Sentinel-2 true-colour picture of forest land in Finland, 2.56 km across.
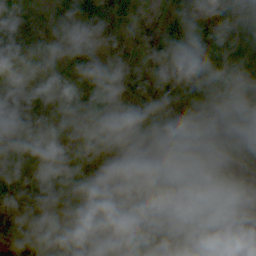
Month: October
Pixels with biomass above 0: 83%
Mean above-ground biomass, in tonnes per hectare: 95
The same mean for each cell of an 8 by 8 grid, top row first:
108 102 94 111 52 115 54 92
150 88 56 46 59 159 85 90
65 92 103 59 111 116 97 89
119 102 74 49 102 141 176 127
89 115 104 86 116 70 196 197
110 66 55 105 172 100 63 38
129 139 64 106 120 58 39 57
151 119 111 75 57 33 23 28
